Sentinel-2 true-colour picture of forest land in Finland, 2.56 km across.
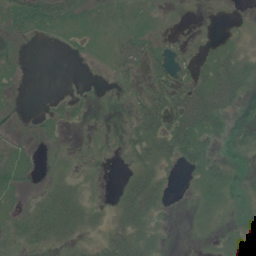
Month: July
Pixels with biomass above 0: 52%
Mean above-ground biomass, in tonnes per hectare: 16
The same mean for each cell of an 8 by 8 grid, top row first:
24 27 18 10 10 2 0 1
3 1 5 21 40 7 10 12
6 0 0 6 21 34 36 40
2 4 5 2 41 51 71 9
6 2 1 7 41 48 19 9
15 6 10 0 34 3 25 9
11 37 35 11 46 0 13 5
18 28 14 30 18 0 2 6
